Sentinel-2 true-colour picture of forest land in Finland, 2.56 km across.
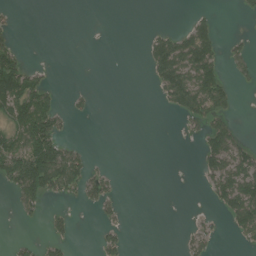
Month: July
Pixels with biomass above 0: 28%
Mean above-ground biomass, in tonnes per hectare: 36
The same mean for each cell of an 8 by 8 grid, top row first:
9 0 0 0 0 0 22 10
45 0 0 1 25 105 95 20
127 28 0 0 5 127 117 21
85 105 12 0 0 38 99 10
77 141 17 0 0 0 59 49
126 169 91 24 0 0 40 95
24 26 11 21 0 0 8 108
11 35 3 29 0 3 34 18
